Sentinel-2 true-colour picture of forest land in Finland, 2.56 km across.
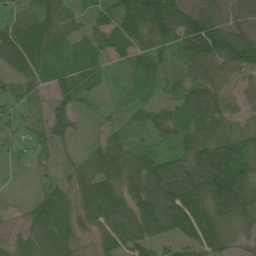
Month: June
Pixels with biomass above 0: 94%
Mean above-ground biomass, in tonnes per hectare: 61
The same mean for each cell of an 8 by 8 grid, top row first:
51 61 21 51 91 96 101 65
91 66 42 48 55 70 119 123
52 44 46 12 41 29 76 35
37 36 33 18 34 51 93 23
30 42 16 56 30 43 74 63
7 18 55 86 113 132 122 97
7 77 61 95 100 124 96 95
35 75 43 66 77 52 74 43
